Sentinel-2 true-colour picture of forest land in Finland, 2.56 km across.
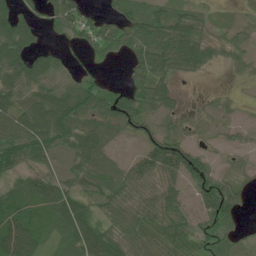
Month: June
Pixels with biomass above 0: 80%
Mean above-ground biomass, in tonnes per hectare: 54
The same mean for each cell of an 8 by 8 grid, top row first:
66 42 62 39 73 62 26 17
94 22 25 40 72 93 48 32
75 68 35 9 62 36 4 14
84 112 76 71 60 26 21 36
83 78 77 38 37 75 21 26
38 51 58 63 58 67 58 39
52 67 100 55 43 60 74 39
105 32 105 82 57 57 44 28
